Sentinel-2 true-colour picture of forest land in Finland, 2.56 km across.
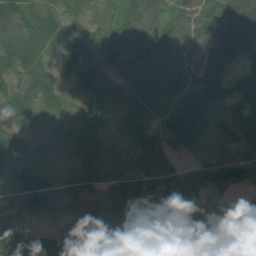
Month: July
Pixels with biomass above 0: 90%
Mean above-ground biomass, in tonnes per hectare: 57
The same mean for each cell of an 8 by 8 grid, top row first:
78 72 53 47 68 50 65 65
75 70 73 70 71 82 79 59
32 57 63 51 80 77 78 33
68 47 38 37 51 88 85 66
61 37 71 28 54 55 68 73
51 49 47 48 62 43 65 72
43 45 29 50 59 36 45 36
49 35 44 39 53 41 52 66
